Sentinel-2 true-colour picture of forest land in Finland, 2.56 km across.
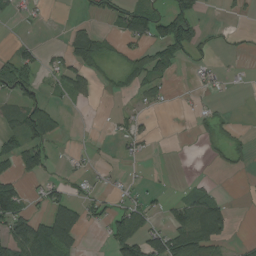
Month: August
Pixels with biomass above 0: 37%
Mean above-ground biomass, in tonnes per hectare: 36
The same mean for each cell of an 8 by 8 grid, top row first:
16 4 6 35 79 85 4 11
23 13 57 12 48 89 16 9
77 19 58 16 55 12 22 6
49 64 3 11 22 4 14 0
55 56 3 13 24 1 15 18
43 27 24 10 5 1 6 6
87 61 46 30 42 50 119 1
111 112 34 61 94 97 109 5
